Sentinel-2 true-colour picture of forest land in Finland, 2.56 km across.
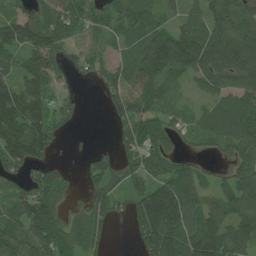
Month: July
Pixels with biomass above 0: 80%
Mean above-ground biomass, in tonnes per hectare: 78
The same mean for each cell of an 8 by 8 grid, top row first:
58 99 94 59 80 39 73 87
81 100 40 27 87 132 113 120
76 94 19 57 86 52 71 100
145 87 26 58 75 32 26 89
142 88 4 26 85 30 18 74
69 82 28 78 99 110 29 73
71 122 35 69 133 158 82 87
125 143 91 20 103 136 139 89
